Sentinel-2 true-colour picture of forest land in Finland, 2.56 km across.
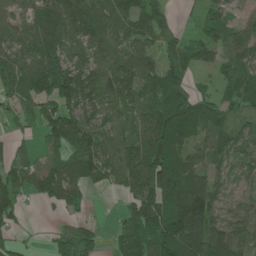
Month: June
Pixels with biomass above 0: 80%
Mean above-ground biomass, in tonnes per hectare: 86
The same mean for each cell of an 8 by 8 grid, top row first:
62 130 148 96 104 25 64 31
91 113 76 84 84 75 108 77
134 134 117 99 90 79 17 95
38 74 104 71 88 136 106 67
30 51 113 78 99 115 71 70
81 125 118 70 136 122 80 61
67 26 38 5 137 143 140 60
27 24 108 24 106 147 134 82
